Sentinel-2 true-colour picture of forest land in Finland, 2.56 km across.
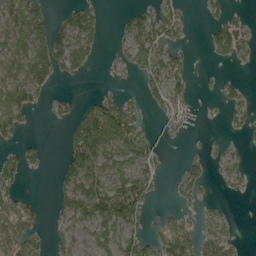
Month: May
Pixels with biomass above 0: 49%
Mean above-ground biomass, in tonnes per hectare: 45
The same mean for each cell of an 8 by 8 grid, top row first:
82 39 65 3 50 54 29 16
76 89 83 10 101 48 30 56
82 53 14 11 53 52 3 13
70 15 46 99 29 57 3 41
25 6 91 77 72 11 8 8
47 5 77 57 61 18 25 31
62 11 63 110 61 18 14 0
72 32 15 81 69 104 73 16
